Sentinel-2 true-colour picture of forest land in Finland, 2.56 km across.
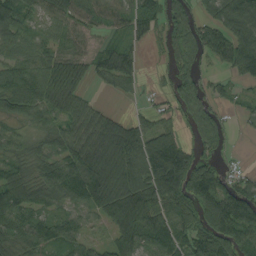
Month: August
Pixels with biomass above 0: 82%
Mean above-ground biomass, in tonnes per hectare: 87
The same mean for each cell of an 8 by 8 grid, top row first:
81 64 78 63 85 78 64 137
64 57 56 52 23 68 106 149
96 116 80 63 22 77 40 42
75 84 75 35 27 54 67 25
52 66 100 150 139 112 73 4
81 96 150 164 129 201 140 39
125 52 57 132 122 117 144 187
77 95 73 57 84 79 152 137
